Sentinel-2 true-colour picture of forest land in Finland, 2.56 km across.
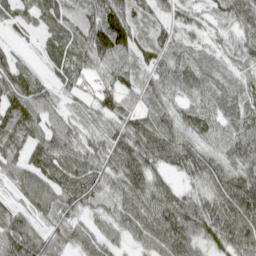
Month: April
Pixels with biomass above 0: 94%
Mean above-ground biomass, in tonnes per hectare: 68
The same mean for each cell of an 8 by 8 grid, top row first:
48 57 54 102 35 48 33 79
29 39 61 115 49 59 34 50
82 43 62 68 51 74 48 36
87 56 40 75 77 57 63 62
66 87 64 74 104 88 63 90
67 92 88 63 94 48 92 98
45 75 56 55 92 97 92 126
93 60 55 46 67 100 64 106
